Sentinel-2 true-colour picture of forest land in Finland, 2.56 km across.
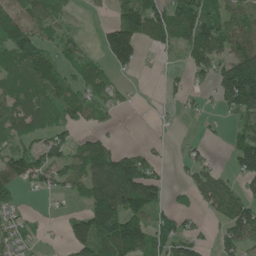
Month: June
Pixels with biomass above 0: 61%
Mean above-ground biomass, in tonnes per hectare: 65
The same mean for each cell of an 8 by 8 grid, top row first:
101 86 6 28 123 109 85 56
112 53 31 130 43 46 114 105
85 113 52 34 2 17 30 188
101 69 56 23 2 8 12 95
42 56 43 39 10 6 15 77
99 59 73 162 122 7 65 69
34 4 27 153 104 30 47 91
48 7 100 173 107 86 22 74
